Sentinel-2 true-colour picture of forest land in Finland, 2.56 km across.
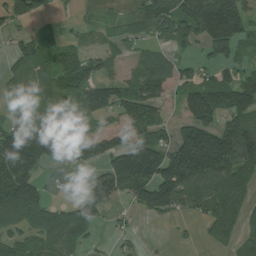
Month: July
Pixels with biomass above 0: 69%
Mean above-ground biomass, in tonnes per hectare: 114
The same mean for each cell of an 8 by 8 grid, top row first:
108 33 25 42 123 174 242 154
66 102 86 83 66 84 95 118
101 98 159 83 138 81 93 108
73 105 107 102 154 33 164 160
206 165 143 88 159 125 225 221
219 24 53 166 219 184 187 140
198 106 92 58 111 103 135 110
93 143 89 26 13 9 38 80
